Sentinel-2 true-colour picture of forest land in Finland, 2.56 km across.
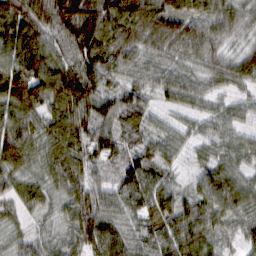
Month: February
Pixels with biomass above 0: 97%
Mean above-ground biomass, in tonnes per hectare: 73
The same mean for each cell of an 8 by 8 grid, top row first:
90 97 152 110 112 96 79 58
96 81 120 99 64 60 70 38
138 110 120 57 62 71 51 60
94 73 100 71 64 40 45 42
117 65 79 70 62 57 46 55
65 56 62 33 85 28 63 61
41 42 94 65 73 64 69 70
38 49 91 87 66 84 61 45
